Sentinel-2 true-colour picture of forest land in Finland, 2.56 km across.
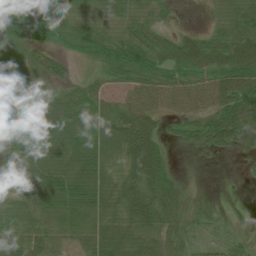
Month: July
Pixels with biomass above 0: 84%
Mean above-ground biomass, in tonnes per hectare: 56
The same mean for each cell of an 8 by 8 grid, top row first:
61 97 43 40 34 13 8 55
52 62 60 78 76 64 72 84
49 62 23 49 70 54 64 114
82 90 84 52 76 45 61 91
55 72 93 67 93 24 51 34
45 76 75 40 79 28 1 3
53 73 74 53 78 52 10 1
66 53 43 74 50 34 27 25
